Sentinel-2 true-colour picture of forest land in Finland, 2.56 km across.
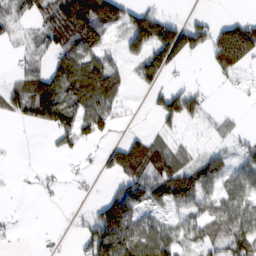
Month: February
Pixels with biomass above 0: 56%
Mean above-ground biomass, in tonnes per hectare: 58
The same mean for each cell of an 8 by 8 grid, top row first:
43 63 159 130 94 19 19 27
14 50 91 31 107 137 75 195
31 91 139 88 49 13 8 23
41 113 97 60 5 87 24 9
2 9 47 35 69 26 19 37
3 12 14 39 110 99 81 62
1 2 5 126 77 63 56 77
9 4 33 141 114 62 56 90
